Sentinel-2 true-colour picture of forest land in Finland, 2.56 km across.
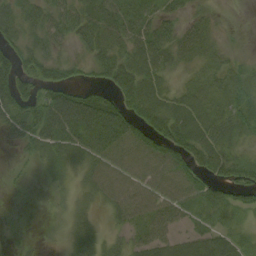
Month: August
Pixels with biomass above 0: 76%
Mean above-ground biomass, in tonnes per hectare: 39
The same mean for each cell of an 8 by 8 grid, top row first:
48 42 45 42 43 25 14 0
46 33 24 45 59 45 25 4
82 60 22 51 54 13 27 29
62 86 96 76 59 46 37 35
21 51 56 62 60 64 53 24
8 13 23 54 56 62 37 47
4 3 18 28 50 47 43 42
11 3 35 14 39 34 48 35
